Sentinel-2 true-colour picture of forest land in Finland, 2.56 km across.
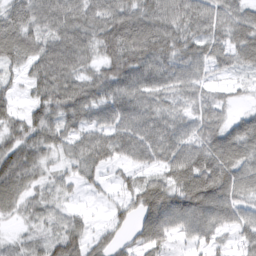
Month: March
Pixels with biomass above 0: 87%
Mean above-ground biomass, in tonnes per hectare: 70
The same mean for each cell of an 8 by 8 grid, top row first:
71 85 90 103 95 88 80 67
89 80 90 92 112 86 69 76
29 90 79 89 97 73 36 18
43 75 84 91 84 53 65 26
69 56 61 82 94 81 84 96
91 29 47 19 49 87 139 95
42 38 14 32 105 103 111 72
19 40 59 38 72 35 50 39
